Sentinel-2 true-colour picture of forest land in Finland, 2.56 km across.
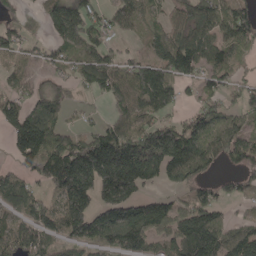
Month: May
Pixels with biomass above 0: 74%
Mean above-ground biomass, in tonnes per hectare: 105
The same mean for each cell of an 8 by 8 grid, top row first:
40 88 156 89 81 65 120 113
68 51 97 59 50 144 122 69
65 47 80 115 165 111 69 48
118 112 19 56 97 49 111 73
110 163 118 229 181 182 118 112
67 118 248 238 168 97 56 66
68 81 137 176 143 80 101 14
91 73 99 108 121 122 169 127
